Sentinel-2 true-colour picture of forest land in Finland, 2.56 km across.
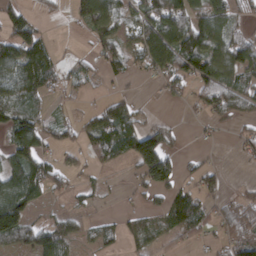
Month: March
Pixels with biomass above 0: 59%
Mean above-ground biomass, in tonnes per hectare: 58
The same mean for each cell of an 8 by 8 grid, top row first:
50 22 89 101 89 127 99 41
90 45 5 61 93 112 104 89
99 68 31 22 16 61 104 69
81 26 16 79 18 2 54 46
94 42 37 85 139 33 8 30
95 74 24 7 93 70 51 2
141 18 18 6 36 87 46 54
79 99 29 35 47 30 25 76
